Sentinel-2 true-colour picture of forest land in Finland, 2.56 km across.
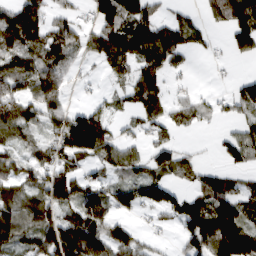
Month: March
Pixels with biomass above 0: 65%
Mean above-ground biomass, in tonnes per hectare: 69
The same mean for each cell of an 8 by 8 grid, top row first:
88 63 33 107 94 29 39 93
87 103 73 87 95 84 17 51
103 131 17 32 81 12 2 29
101 87 65 38 70 45 34 41
50 73 163 75 36 38 3 63
58 70 53 42 56 50 45 30
104 96 114 71 59 85 127 86
51 114 150 98 33 24 123 157
